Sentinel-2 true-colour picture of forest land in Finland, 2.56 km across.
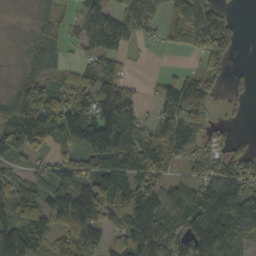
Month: October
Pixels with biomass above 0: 78%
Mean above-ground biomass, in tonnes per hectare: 92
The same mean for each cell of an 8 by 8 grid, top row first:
3 32 58 100 107 78 125 10
6 59 43 110 12 38 99 12
41 70 68 110 20 82 66 24
137 139 124 190 37 119 66 19
98 82 112 179 135 110 60 26
51 58 122 144 103 46 98 133
83 92 163 141 166 97 152 158
170 96 142 71 208 118 182 79
